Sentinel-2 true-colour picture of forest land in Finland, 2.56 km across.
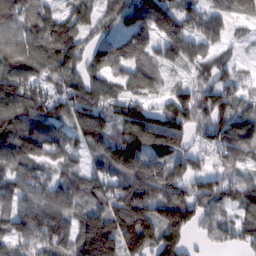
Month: February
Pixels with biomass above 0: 91%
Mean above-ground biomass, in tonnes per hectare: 104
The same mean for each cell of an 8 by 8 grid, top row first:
104 98 76 64 120 110 102 64
113 136 97 112 123 101 83 27
128 91 88 74 82 26 81 52
123 106 123 95 87 126 135 90
111 115 66 119 134 99 71 144
96 76 74 114 163 118 86 78
94 131 87 151 169 166 98 83
92 116 164 198 196 119 47 72
